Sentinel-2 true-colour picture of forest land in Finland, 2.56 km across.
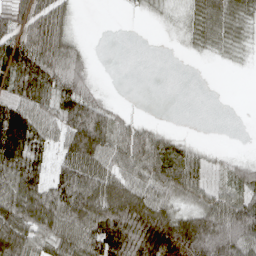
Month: April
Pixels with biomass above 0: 71%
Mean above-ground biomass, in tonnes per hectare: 58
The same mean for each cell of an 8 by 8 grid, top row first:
58 80 3 0 6 8 52 50
78 93 25 0 0 2 19 18
81 71 62 0 0 0 0 0
103 60 113 41 2 0 0 0
108 53 114 83 97 34 6 0
101 57 99 79 84 87 39 51
102 108 112 115 112 59 84 87
92 64 88 108 120 119 130 120
